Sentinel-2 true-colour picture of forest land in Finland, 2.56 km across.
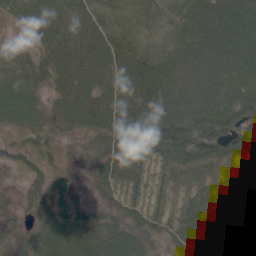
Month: June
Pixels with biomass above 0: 94%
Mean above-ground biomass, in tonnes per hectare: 73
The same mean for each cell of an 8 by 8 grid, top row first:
55 92 65 73 78 76 95 105
42 85 71 75 80 88 104 103
79 67 79 75 111 103 93 102
76 64 80 87 101 102 123 100
40 43 24 69 114 118 89 73
16 58 16 61 57 44 54 71
27 48 31 28 48 31 96 96
43 80 89 66 40 47 106 95
